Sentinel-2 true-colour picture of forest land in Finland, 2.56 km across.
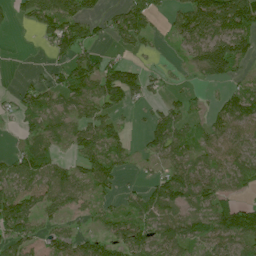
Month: July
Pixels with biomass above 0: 67%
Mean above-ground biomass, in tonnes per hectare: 57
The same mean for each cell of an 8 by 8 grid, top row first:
22 87 80 37 76 59 165 147
0 33 70 18 23 26 148 115
5 33 93 95 56 8 52 32
40 55 51 44 19 55 29 91
24 50 59 49 35 76 48 51
70 64 48 58 14 94 65 64
78 48 29 22 54 66 57 73
59 43 52 65 76 71 50 75
